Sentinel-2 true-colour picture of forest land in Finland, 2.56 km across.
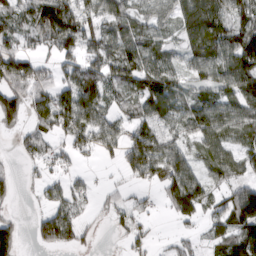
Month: March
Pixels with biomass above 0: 69%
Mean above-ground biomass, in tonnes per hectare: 58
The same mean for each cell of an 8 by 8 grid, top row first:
74 106 87 69 53 62 118 63
57 43 62 68 81 32 92 112
93 40 84 60 74 52 51 106
87 90 106 45 57 70 80 66
20 37 47 51 84 51 67 54
16 22 16 4 61 94 33 44
9 37 29 29 19 61 26 136
59 60 34 6 24 16 35 96
